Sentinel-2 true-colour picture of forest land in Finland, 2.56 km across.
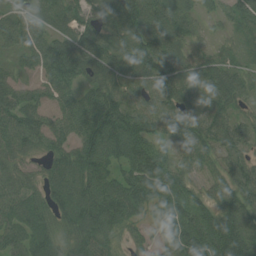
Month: July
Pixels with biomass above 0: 92%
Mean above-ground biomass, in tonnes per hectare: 72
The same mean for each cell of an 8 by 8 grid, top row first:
46 66 68 87 138 96 34 71
39 69 96 91 123 84 30 45
37 56 63 71 91 118 87 61
77 42 75 103 69 83 83 37
67 54 71 104 90 51 76 68
55 46 79 54 100 64 42 78
77 67 92 94 60 76 72 99
64 70 61 44 26 72 100 118
